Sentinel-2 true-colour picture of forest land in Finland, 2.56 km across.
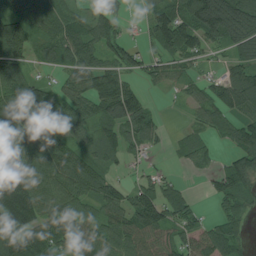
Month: July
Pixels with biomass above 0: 79%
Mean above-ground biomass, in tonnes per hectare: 89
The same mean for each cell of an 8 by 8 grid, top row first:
84 66 40 60 43 128 196 163
139 79 111 82 44 129 70 100
108 32 90 124 46 62 43 117
130 116 91 123 91 6 68 85
130 143 70 75 66 21 42 82
167 113 118 48 44 19 40 124
235 104 78 88 155 87 11 67
120 97 109 84 87 77 90 55
